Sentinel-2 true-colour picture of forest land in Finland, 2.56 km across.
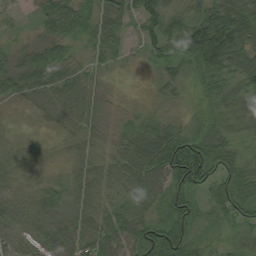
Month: August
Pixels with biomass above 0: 96%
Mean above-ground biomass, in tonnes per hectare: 47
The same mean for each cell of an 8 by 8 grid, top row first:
13 55 70 57 59 50 67 86
29 49 26 51 43 40 112 74
52 39 22 12 7 39 43 54
12 17 24 15 27 25 33 55
32 21 36 28 73 84 68 32
35 25 41 45 69 75 65 60
51 62 56 53 51 61 26 55
46 67 63 65 60 71 19 25
